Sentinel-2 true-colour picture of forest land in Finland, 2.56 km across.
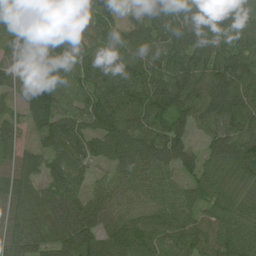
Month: July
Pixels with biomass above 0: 95%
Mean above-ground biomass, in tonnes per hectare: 84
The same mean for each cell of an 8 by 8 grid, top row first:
127 99 63 71 61 88 55 68
95 92 83 79 89 105 74 67
73 129 86 111 98 118 91 99
31 132 92 141 96 103 82 96
56 79 93 117 104 98 51 93
86 67 62 50 61 51 96 81
64 72 82 57 59 66 57 61
66 72 113 73 103 93 87 84
